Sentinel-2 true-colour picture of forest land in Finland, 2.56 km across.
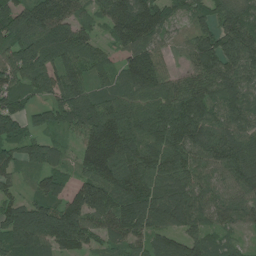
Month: July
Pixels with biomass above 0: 92%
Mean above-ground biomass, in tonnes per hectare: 107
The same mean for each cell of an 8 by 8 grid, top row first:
114 131 68 121 145 62 95 109
116 106 108 61 99 36 142 180
94 106 101 75 148 66 108 114
105 98 143 134 114 123 105 97
107 75 75 175 128 122 133 100
53 114 81 140 115 105 79 96
120 128 150 133 145 149 87 71
148 136 105 68 77 87 79 28
